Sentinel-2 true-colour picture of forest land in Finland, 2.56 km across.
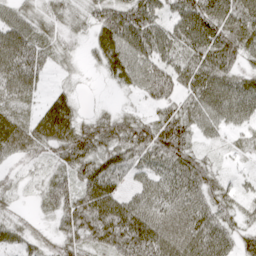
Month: April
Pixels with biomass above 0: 87%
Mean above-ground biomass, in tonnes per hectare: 54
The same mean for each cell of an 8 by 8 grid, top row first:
43 36 29 69 78 55 88 82
79 37 15 69 70 56 83 67
76 17 9 26 68 60 78 53
42 59 29 27 20 60 72 64
67 62 82 67 82 90 22 23
19 23 58 61 41 63 54 18
17 28 80 74 66 62 57 33
37 32 60 71 95 73 73 45
